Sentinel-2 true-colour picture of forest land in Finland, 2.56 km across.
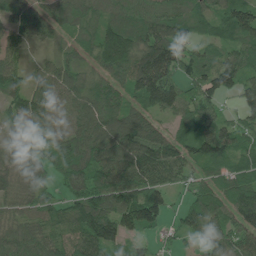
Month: June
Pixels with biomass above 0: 91%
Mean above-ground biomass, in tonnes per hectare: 84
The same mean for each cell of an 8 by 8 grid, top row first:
97 71 70 67 79 77 68 114
50 32 47 156 120 86 47 76
75 89 82 83 172 86 80 81
68 68 106 108 81 75 78 49
76 64 116 136 144 92 114 77
82 58 97 122 96 67 60 79
50 64 95 123 147 33 104 104
78 75 80 97 43 26 75 78
